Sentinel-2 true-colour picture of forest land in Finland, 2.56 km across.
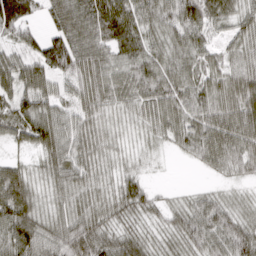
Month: March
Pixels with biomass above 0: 92%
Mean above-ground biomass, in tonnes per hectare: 65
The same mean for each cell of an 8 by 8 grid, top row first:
132 50 105 122 78 83 82 64
46 83 95 76 71 61 49 50
33 30 71 68 81 71 66 81
57 65 53 45 58 70 74 97
36 62 68 42 30 41 87 89
46 53 62 41 28 1 16 34
56 49 62 65 62 40 69 48
102 74 115 84 64 56 79 108
